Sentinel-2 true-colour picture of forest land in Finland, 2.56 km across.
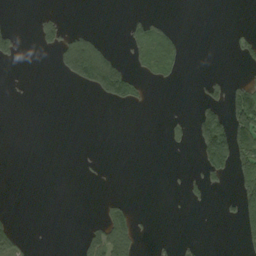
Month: September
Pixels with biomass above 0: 16%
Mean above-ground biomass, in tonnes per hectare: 23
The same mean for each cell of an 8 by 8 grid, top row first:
0 13 0 0 15 0 0 0
30 19 90 15 75 65 0 22
0 0 65 139 40 22 17 20
0 0 0 1 2 1 63 115
0 0 0 0 0 8 120 102
0 0 3 0 0 2 39 79
0 0 0 30 0 1 5 59
46 0 19 98 7 11 2 24
